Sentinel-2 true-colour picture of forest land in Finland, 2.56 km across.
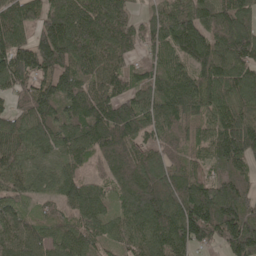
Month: May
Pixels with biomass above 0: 93%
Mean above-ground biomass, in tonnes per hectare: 133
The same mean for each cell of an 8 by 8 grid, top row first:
143 131 152 158 49 159 137 145
151 194 163 139 74 148 159 156
144 127 135 128 108 137 152 150
92 131 138 153 141 126 114 127
147 121 150 184 111 92 116 204
117 103 81 110 164 116 75 106
91 66 135 78 185 187 238 166
114 90 127 87 123 181 109 207
